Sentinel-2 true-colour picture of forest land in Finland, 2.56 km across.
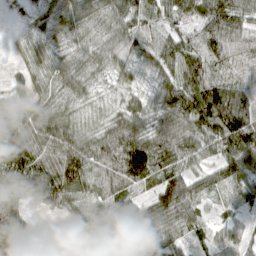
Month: April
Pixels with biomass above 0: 92%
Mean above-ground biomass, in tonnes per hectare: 67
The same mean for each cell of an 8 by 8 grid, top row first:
8 35 46 64 57 67 113 81
15 39 31 46 50 72 89 73
33 45 43 33 22 77 96 37
68 60 26 31 52 95 139 107
72 85 74 102 106 111 77 121
124 114 109 75 102 80 57 79
85 38 58 100 91 116 24 36
126 2 14 62 57 42 27 44
